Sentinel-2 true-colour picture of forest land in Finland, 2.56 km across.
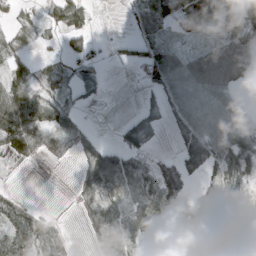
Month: March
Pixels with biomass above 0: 67%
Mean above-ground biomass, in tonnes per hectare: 40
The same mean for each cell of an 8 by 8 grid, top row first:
26 23 40 0 29 46 77 68
25 6 43 8 28 24 40 67
49 34 63 2 26 80 95 39
96 55 27 0 24 42 72 42
87 32 31 22 51 20 76 56
3 0 26 92 49 62 25 31
35 2 16 38 35 55 55 12
59 43 1 46 30 59 65 53
